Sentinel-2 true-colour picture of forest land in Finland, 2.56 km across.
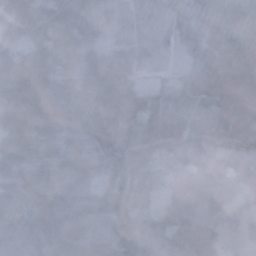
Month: November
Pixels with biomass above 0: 98%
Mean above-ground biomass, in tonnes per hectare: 61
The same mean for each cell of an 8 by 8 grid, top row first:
57 75 56 41 48 41 48 57
70 70 63 35 55 29 55 71
86 80 46 79 23 32 110 97
78 73 43 65 95 49 48 102
73 43 39 62 86 60 50 69
57 54 53 56 55 61 85 72
49 116 64 73 36 68 51 41
37 75 77 72 54 61 75 33
